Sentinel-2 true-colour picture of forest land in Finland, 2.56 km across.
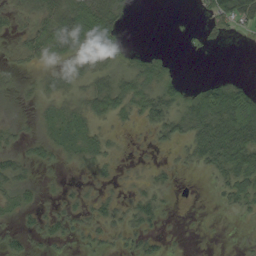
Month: August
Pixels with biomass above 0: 60%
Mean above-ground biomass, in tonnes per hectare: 24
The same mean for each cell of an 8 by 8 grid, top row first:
20 51 70 55 0 1 17 44
15 42 40 32 7 2 7 1
11 18 27 43 43 18 13 13
12 16 27 36 40 39 65 67
20 26 24 11 6 23 81 78
32 6 5 10 12 10 13 51
20 13 19 22 30 3 1 20
17 18 12 13 21 3 0 3
